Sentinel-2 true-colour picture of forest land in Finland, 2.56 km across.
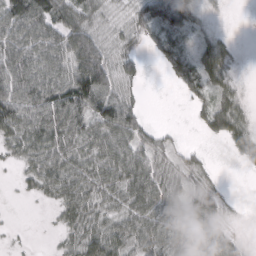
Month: March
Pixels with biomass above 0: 75%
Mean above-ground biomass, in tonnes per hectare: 48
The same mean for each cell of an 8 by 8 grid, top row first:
80 82 62 15 64 106 12 0
72 79 105 30 18 49 48 6
86 78 117 72 16 37 61 15
89 83 78 107 30 0 48 46
44 66 52 65 47 19 8 46
9 61 57 60 75 28 19 1
1 10 58 35 67 71 72 3
5 2 46 63 52 64 66 17
